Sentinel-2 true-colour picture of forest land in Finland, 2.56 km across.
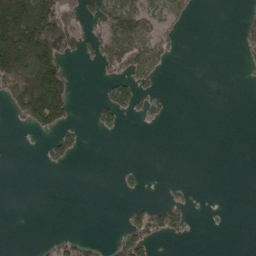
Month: April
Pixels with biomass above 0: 25%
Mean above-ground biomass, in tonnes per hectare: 31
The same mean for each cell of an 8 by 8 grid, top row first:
233 166 76 81 66 45 0 12
143 114 36 80 94 15 0 22
117 114 3 37 39 0 0 1
32 103 2 44 29 1 0 0
1 23 19 0 0 0 0 0
0 0 0 1 10 1 0 0
0 0 0 0 29 44 1 0
0 13 24 18 65 14 0 0
